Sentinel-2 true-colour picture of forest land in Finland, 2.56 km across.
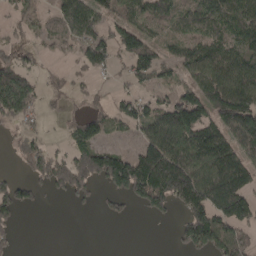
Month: April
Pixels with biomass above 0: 62%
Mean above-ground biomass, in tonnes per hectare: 85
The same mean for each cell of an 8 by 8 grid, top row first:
38 44 127 62 77 100 123 108
57 21 59 77 107 51 112 114
125 29 25 17 45 45 119 132
115 25 39 59 72 150 131 192
31 29 92 29 89 151 147 119
37 113 149 183 208 223 170 151
95 6 25 34 52 64 171 163
29 0 0 0 0 33 147 88
